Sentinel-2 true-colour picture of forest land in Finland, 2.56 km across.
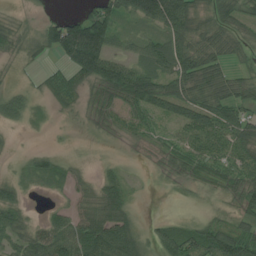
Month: July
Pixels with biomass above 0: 75%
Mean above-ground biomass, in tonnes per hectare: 49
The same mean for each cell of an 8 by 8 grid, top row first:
9 15 48 70 66 120 51 62
22 51 164 51 48 96 67 46
8 32 48 86 91 85 72 52
42 9 19 38 59 53 78 60
2 3 4 10 25 49 68 76
13 30 20 34 4 29 48 56
42 13 41 85 3 2 17 44
48 63 84 104 39 77 82 88
